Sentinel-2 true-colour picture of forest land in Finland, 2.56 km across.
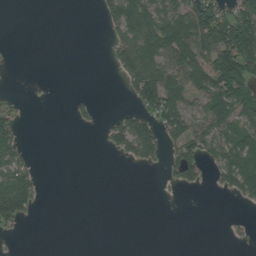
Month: August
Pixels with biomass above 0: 36%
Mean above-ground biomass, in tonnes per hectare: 41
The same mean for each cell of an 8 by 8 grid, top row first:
0 0 0 49 95 96 111 107
0 0 0 35 113 129 120 173
0 0 0 4 114 92 102 154
20 0 9 7 53 109 90 92
41 0 0 31 85 54 62 110
87 1 0 0 0 39 19 122
104 1 0 0 0 0 0 7
5 0 0 0 0 0 0 5
